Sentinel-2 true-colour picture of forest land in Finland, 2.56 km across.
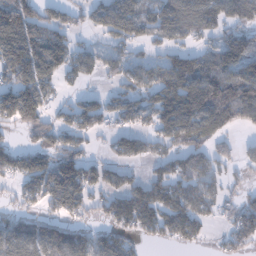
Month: January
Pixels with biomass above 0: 69%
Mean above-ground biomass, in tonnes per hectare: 81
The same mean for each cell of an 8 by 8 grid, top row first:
130 61 40 123 96 124 112 103
131 105 49 62 40 62 58 124
77 73 46 33 72 112 117 121
184 71 98 69 79 141 125 100
34 67 52 44 61 81 67 28
80 115 110 55 41 90 73 26
42 54 73 86 109 106 65 70
118 111 89 91 39 57 24 68
